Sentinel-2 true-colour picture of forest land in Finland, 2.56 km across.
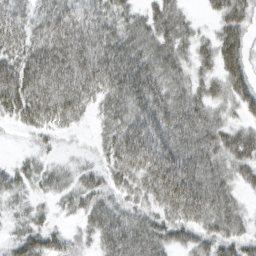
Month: March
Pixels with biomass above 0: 86%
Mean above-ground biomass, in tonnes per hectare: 53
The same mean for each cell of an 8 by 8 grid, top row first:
53 51 57 49 36 44 16 58
61 68 76 63 53 53 32 60
87 85 80 67 81 44 38 57
61 79 50 52 71 71 51 33
2 17 5 50 83 72 67 73
38 38 33 36 69 92 76 41
26 17 41 52 37 70 71 30
40 52 26 65 73 44 50 47
